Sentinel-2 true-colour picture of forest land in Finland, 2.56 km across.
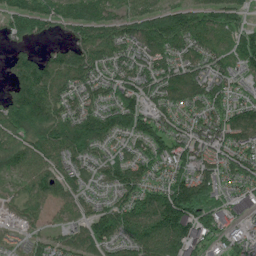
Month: June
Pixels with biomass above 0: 90%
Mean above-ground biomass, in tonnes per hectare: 98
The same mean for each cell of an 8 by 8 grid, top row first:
123 107 109 78 111 123 93 58
48 33 101 119 112 113 97 116
93 139 108 92 101 115 105 48
150 141 111 122 112 91 103 101
104 119 130 69 92 108 105 99
69 104 63 81 90 115 107 114
52 49 57 91 140 228 112 39
22 52 86 91 128 138 59 88
